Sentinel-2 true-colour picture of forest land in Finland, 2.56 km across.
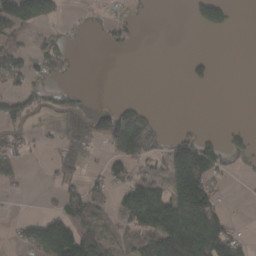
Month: March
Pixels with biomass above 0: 40%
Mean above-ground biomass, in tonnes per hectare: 52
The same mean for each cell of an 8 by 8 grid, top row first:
138 70 4 23 6 0 92 3
65 46 5 21 1 0 0 0
36 41 2 0 0 0 23 0
70 38 40 62 38 0 0 0
46 10 63 74 109 65 57 27
38 10 40 52 46 137 114 6
2 12 95 38 197 119 128 0
33 230 167 57 85 198 175 45
